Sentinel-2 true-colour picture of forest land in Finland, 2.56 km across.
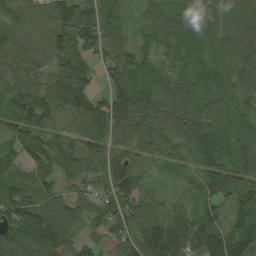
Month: September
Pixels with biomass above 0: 95%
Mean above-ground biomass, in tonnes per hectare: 98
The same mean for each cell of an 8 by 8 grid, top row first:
74 82 123 66 69 102 90 87
83 97 134 90 70 84 91 126
68 75 124 71 111 96 107 98
117 106 111 153 126 109 96 95
97 88 92 85 86 90 128 138
76 76 79 107 48 36 104 130
148 130 77 119 86 49 97 99
146 190 60 69 128 104 99 112
